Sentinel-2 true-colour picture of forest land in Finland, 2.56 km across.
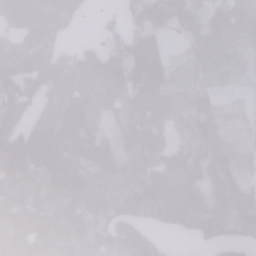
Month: January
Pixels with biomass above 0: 89%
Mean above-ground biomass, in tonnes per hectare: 124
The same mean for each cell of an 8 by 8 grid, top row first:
166 195 53 33 135 117 101 126
148 133 63 82 110 15 127 74
180 163 189 165 117 62 55 34
146 114 187 74 133 88 109 38
177 197 163 97 171 53 138 73
187 140 149 149 151 161 140 96
177 132 174 125 153 181 165 159
129 140 155 148 128 15 93 100
